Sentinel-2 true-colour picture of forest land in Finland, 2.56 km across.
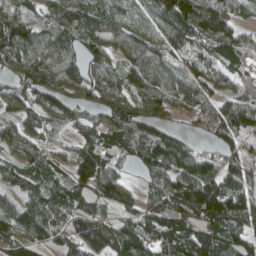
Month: April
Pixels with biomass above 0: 89%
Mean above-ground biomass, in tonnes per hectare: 96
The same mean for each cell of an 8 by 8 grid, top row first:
120 69 98 112 75 168 149 59
136 102 84 73 107 80 71 88
83 103 105 80 123 102 89 78
73 100 63 111 108 63 92 121
80 38 63 82 138 120 35 75
77 83 98 78 55 128 128 104
71 91 70 53 71 135 175 126
97 91 90 105 121 143 141 102
